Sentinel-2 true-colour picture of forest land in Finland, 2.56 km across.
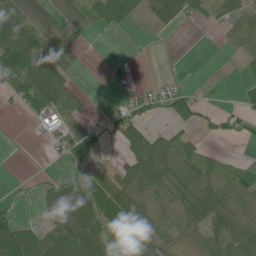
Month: June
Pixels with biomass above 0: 57%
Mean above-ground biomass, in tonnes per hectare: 40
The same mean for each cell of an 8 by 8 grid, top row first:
100 43 39 93 42 47 24 47
169 79 19 0 1 0 0 19
90 117 10 5 8 5 2 12
9 59 41 12 35 37 16 27
1 14 72 7 80 41 11 8
1 8 38 51 64 53 43 28
12 42 75 77 28 22 62 26
106 84 88 61 48 21 36 52
